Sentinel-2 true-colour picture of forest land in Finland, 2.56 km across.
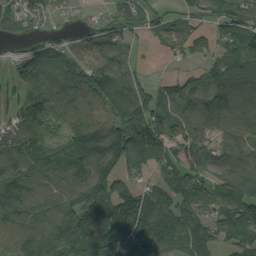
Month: August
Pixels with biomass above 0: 84%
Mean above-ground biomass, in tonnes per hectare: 115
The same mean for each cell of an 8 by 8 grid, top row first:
119 55 15 58 70 48 66 125
30 103 90 94 13 73 63 96
87 127 133 162 47 81 106 134
115 153 113 131 146 125 147 113
143 99 159 211 212 166 100 103
150 105 125 149 56 151 110 120
150 112 187 138 196 157 80 125
97 183 110 133 181 115 102 86
